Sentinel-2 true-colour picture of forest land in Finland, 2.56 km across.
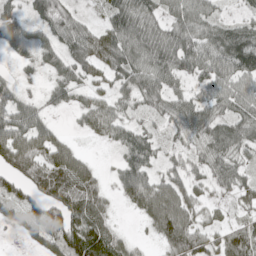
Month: May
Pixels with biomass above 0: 80%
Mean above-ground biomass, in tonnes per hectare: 65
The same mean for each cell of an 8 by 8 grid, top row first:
50 64 29 61 75 61 60 27
42 59 78 87 86 89 82 119
31 27 57 53 83 56 77 79
89 31 42 67 49 62 71 69
108 84 16 34 66 35 67 70
77 117 113 22 80 54 53 51
67 100 114 30 73 107 44 42
6 87 111 74 13 102 57 89
